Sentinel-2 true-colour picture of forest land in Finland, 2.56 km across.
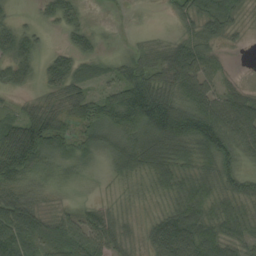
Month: August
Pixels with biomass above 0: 87%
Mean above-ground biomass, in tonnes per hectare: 53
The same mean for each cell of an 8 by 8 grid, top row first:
17 29 26 0 0 34 70 29
64 15 39 4 32 59 44 6
41 43 49 42 78 77 57 13
30 68 55 90 119 108 83 89
113 81 45 71 99 100 86 60
67 21 15 27 48 68 57 57
80 26 23 29 21 55 60 48
85 42 59 55 38 104 82 58
